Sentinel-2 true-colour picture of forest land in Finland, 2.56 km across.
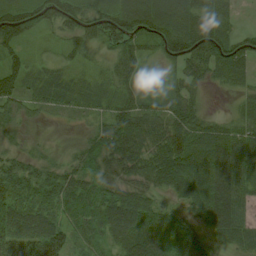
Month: August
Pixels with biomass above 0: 89%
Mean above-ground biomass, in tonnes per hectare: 55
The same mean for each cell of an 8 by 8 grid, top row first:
79 72 74 81 97 87 75 11
42 13 41 51 44 83 96 56
61 18 16 44 34 31 40 33
37 24 21 46 59 60 20 32
17 9 26 70 63 86 84 72
65 51 48 46 57 83 86 74
55 49 62 99 82 31 71 62
72 89 34 56 76 58 41 60
